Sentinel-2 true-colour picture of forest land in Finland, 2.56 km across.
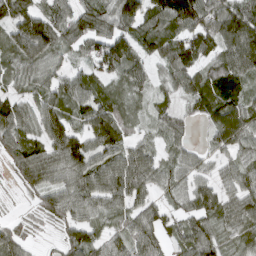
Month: March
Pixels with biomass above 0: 88%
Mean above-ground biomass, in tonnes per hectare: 72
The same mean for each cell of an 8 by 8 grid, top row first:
98 72 85 89 103 136 97 110
91 90 59 108 60 90 69 120
53 58 62 65 58 72 86 77
68 80 69 93 36 44 66 88
76 79 80 86 44 43 30 72
45 77 88 104 94 60 41 70
11 63 80 66 63 47 71 83
63 10 67 58 91 50 78 57
